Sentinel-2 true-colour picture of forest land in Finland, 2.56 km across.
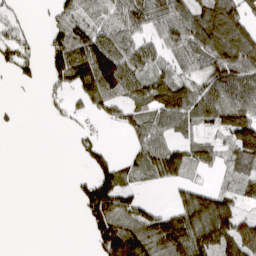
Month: March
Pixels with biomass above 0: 62%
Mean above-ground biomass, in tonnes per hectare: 69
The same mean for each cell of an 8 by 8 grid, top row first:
21 19 67 59 92 100 120 113
59 55 106 111 64 68 102 138
23 38 105 156 88 75 79 107
6 11 23 39 67 116 90 156
0 0 22 9 72 53 39 137
0 0 14 96 38 53 11 64
0 0 40 147 60 75 176 49
0 0 0 170 147 152 164 149
